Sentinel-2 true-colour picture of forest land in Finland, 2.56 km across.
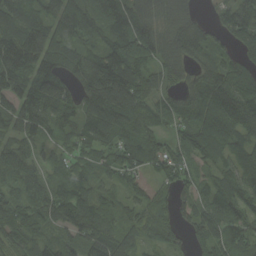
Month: September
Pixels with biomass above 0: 92%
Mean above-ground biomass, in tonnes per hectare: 94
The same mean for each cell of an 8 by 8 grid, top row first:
120 96 120 113 90 60 22 119
146 92 64 113 136 91 84 57
143 110 87 217 92 47 89 105
121 165 81 146 94 95 113 127
94 58 69 108 105 64 114 92
87 62 58 58 56 77 57 123
72 80 138 56 77 57 106 94
81 59 95 120 75 48 117 74
